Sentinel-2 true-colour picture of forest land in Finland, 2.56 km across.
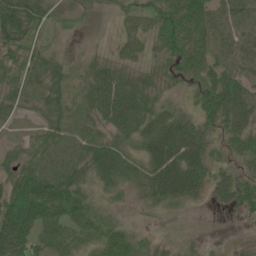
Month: June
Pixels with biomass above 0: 87%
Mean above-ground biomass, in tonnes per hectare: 56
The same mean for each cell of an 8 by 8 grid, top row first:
95 54 26 19 47 76 70 65
68 39 5 20 44 80 67 67
59 74 50 68 62 58 61 81
40 65 56 66 77 50 77 96
25 64 61 62 56 88 59 60
65 75 69 63 60 87 57 44
103 84 70 33 23 30 9 41
80 56 50 63 31 25 11 8
